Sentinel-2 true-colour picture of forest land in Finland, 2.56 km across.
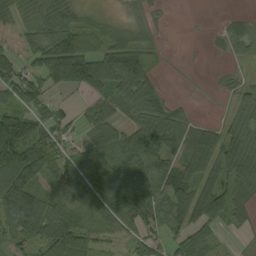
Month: September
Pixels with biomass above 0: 74%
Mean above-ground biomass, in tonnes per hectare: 57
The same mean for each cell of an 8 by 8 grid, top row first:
58 96 43 14 18 0 0 13
30 102 85 64 39 1 2 24
82 70 123 103 77 0 1 11
75 53 25 52 57 28 0 34
138 68 43 84 102 42 48 58
123 57 93 91 92 75 51 66
131 88 73 71 93 62 80 41
55 97 96 46 58 31 32 11
